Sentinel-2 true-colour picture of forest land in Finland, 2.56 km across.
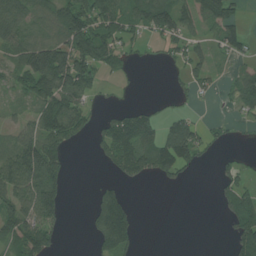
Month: July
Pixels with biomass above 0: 54%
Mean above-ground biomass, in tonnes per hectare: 64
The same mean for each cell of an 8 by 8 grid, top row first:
95 82 127 109 99 100 94 40
75 127 150 91 14 42 47 38
54 172 128 13 3 17 36 52
24 117 78 37 48 30 2 30
78 130 20 110 89 127 34 7
120 148 0 23 50 51 1 51
101 132 1 127 1 0 0 102
102 95 1 126 5 0 0 92
